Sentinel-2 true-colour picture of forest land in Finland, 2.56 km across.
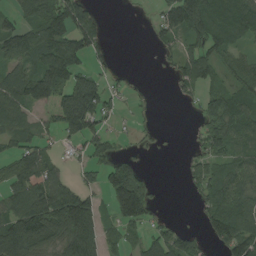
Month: August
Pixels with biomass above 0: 63%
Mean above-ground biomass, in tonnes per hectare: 70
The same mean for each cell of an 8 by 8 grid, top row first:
49 128 114 1 2 114 126 111
92 116 111 18 2 48 77 40
100 155 94 19 2 44 69 64
83 75 188 35 3 1 56 94
54 31 59 34 11 0 74 64
91 102 30 99 54 1 82 80
87 134 130 72 116 0 64 96
140 87 134 35 49 85 46 115
